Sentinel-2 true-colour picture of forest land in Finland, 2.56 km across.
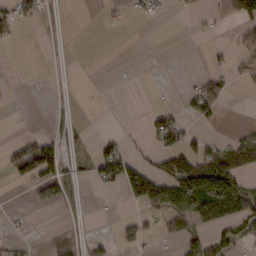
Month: February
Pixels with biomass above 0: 27%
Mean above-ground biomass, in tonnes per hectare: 28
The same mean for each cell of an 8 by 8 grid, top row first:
43 13 0 5 16 4 10 75
3 3 0 0 0 0 8 16
0 0 0 0 0 0 30 9
0 4 1 0 7 23 33 0
43 53 15 23 11 48 36 50
48 98 23 61 101 127 134 79
2 36 8 1 43 72 93 65
14 9 20 18 43 23 57 38
